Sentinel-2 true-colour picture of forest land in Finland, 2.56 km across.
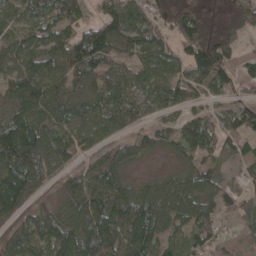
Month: April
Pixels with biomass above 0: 83%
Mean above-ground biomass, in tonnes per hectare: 81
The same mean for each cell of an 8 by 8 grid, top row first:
73 95 70 83 63 56 50 91
73 94 141 98 97 53 87 38
93 117 95 85 81 91 94 45
108 88 84 104 60 49 43 63
142 103 65 62 51 61 76 63
144 59 63 102 22 52 65 21
95 50 111 131 114 93 85 50
69 109 157 131 115 60 63 49
